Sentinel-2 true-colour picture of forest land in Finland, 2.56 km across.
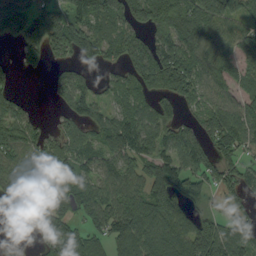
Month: September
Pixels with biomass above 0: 78%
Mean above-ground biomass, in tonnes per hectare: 89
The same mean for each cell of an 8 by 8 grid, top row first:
123 106 87 110 118 126 130 72
40 105 93 75 98 120 83 60
21 24 87 66 123 170 75 60
69 7 85 77 91 52 89 102
111 76 82 114 109 104 86 85
99 75 97 83 84 117 89 63
54 100 91 102 125 102 30 53
16 65 85 90 132 122 168 126
